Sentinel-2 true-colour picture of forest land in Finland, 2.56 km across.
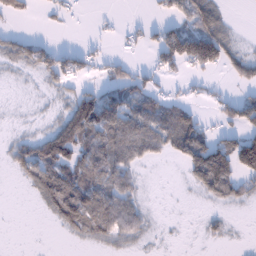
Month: January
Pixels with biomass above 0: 54%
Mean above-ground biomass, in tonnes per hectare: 45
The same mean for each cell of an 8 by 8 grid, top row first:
24 10 6 5 4 43 77 1
48 46 25 6 26 115 167 24
4 32 32 41 31 14 14 37
2 6 129 89 65 70 12 76
35 108 117 87 78 89 103 92
26 115 84 74 10 1 138 76
0 45 124 87 24 0 9 13
0 0 22 41 15 1 13 2
